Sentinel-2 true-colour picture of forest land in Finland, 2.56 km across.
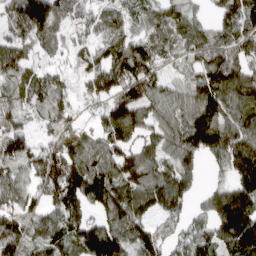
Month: April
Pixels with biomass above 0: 88%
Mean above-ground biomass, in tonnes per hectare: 110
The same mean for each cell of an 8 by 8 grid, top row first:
128 158 54 52 67 80 55 170
104 53 71 110 91 76 128 113
59 62 66 145 140 65 133 139
78 81 40 142 109 113 152 122
123 96 101 98 106 139 138 150
80 150 199 134 125 140 36 132
99 96 126 131 74 100 92 237
157 113 116 164 117 66 86 165
